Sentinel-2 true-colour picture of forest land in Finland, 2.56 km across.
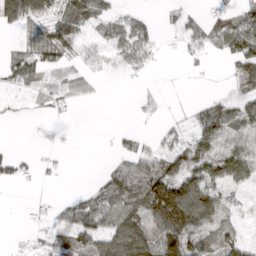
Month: April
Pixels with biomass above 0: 58%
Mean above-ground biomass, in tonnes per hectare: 56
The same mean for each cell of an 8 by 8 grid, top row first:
136 79 85 41 25 29 35 68
21 78 56 63 62 13 43 119
61 49 50 21 10 1 4 65
10 22 4 0 15 10 83 85
3 12 0 8 27 56 102 87
41 10 0 70 124 101 118 96
1 16 65 95 133 211 137 25
7 35 76 115 128 139 64 58
